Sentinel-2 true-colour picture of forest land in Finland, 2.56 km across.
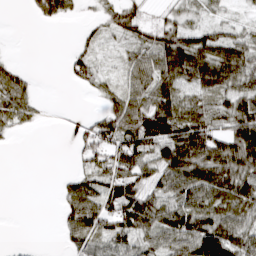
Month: March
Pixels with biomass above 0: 69%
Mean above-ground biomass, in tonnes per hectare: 53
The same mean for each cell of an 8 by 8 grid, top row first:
0 54 13 45 37 38 27 16
0 0 21 14 51 98 97 77
58 0 34 23 63 79 97 82
63 4 2 59 102 86 63 82
3 0 27 57 73 107 100 116
0 0 41 73 68 94 108 103
0 0 90 73 96 81 82 67
2 0 57 67 58 82 120 72
